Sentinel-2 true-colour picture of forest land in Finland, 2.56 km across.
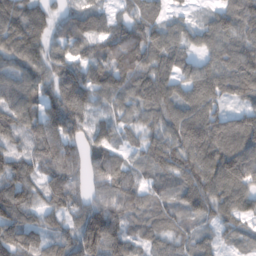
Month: February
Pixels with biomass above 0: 91%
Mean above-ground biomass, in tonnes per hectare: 89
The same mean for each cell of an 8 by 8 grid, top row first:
108 63 82 53 81 28 42 93
108 72 68 124 135 77 77 96
84 80 113 116 94 78 108 102
109 99 101 55 68 97 113 63
68 141 89 83 58 106 127 127
102 87 80 128 57 87 115 151
122 60 92 116 74 73 75 101
89 34 133 128 62 71 50 40
